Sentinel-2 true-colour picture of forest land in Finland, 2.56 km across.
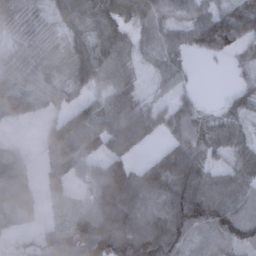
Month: February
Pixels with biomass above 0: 84%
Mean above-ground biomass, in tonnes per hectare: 58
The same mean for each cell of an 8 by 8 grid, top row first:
41 27 51 65 53 37 59 70
31 36 34 71 35 51 56 47
53 38 44 59 13 34 0 28
54 26 53 70 46 57 17 34
9 46 78 66 31 59 45 44
76 37 27 106 74 108 66 63
89 11 36 136 81 120 124 79
33 72 119 161 119 88 47 77
